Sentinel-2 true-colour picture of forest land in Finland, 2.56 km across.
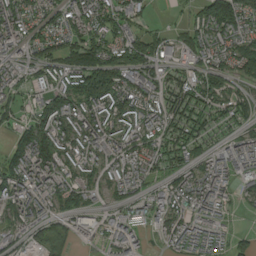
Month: August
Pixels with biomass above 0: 81%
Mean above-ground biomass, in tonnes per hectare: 85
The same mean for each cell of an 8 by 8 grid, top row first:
130 96 103 113 41 14 133 132
70 90 116 122 136 66 86 108
49 56 142 164 89 64 106 74
49 117 101 111 97 119 95 74
89 142 84 72 91 111 50 78
114 110 77 61 66 75 82 57
77 67 107 41 70 79 80 17
53 86 39 72 35 71 68 37
